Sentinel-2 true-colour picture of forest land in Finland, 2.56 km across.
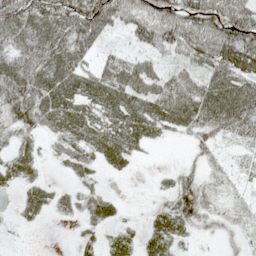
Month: May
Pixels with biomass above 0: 76%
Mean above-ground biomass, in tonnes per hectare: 41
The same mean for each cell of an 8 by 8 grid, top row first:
65 70 78 74 76 78 92 81
44 63 63 14 40 59 70 102
64 65 54 61 74 34 49 68
54 55 51 49 50 51 68 78
21 11 39 58 31 5 33 21
24 5 16 11 1 28 19 13
10 21 18 21 6 56 29 15
3 0 13 24 29 27 9 19
